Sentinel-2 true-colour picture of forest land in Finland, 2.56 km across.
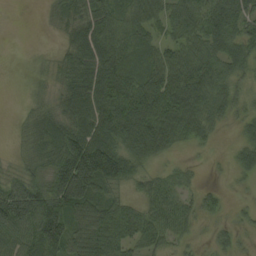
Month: August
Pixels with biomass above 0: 78%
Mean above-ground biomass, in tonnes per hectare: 65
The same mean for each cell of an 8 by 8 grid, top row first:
0 14 61 88 82 76 93 87
0 3 71 100 72 64 78 71
1 18 73 120 98 100 92 42
5 42 83 117 130 121 75 30
11 74 122 98 105 42 18 31
40 72 208 126 37 35 3 19
144 108 104 70 41 60 28 11
65 118 67 95 55 35 12 19
